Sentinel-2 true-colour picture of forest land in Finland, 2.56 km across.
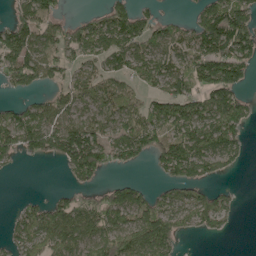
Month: May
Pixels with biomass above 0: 65%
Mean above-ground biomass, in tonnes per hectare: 70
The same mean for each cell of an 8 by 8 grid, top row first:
59 79 18 77 46 15 92 99
128 72 84 90 70 63 108 109
70 52 43 59 62 95 114 79
62 71 57 74 74 92 95 91
88 91 154 88 100 94 107 62
6 0 66 15 5 81 55 9
19 64 73 99 79 82 95 15
60 97 87 114 113 58 13 0
